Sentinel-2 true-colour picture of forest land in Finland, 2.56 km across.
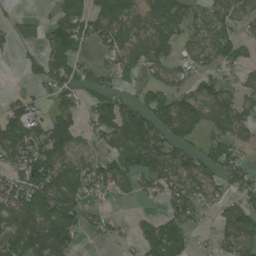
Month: July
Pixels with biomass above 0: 68%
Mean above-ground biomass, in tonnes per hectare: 87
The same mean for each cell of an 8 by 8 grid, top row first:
23 32 98 143 82 79 52 65
39 110 85 81 108 66 75 65
4 88 60 52 49 58 71 50
100 66 62 114 117 149 121 107
157 164 69 86 163 108 71 75
78 181 136 116 116 124 89 73
115 156 101 23 14 94 49 86
98 153 34 23 78 113 17 118
